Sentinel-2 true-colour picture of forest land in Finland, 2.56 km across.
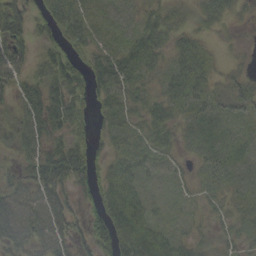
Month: September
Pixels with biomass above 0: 81%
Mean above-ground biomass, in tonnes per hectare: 36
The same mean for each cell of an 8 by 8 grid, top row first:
56 41 46 31 32 19 31 13
50 23 35 36 56 33 15 3
41 42 44 58 31 44 34 23
28 67 37 40 35 25 28 23
28 47 31 27 30 21 21 21
26 69 47 50 29 14 22 15
77 74 21 60 42 13 18 18
68 62 28 51 60 35 11 21
